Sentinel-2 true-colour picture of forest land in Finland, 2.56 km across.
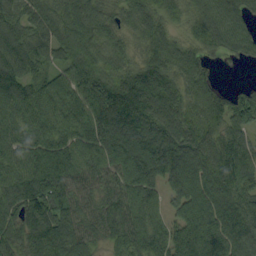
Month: September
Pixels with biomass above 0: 94%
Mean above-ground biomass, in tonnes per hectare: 98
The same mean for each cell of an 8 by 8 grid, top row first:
75 80 121 69 78 48 87 84
118 100 106 70 58 76 66 84
148 100 119 84 120 89 60 9
115 119 99 148 126 100 100 117
100 108 98 118 144 129 105 92
88 118 76 87 119 114 131 136
84 56 65 87 92 57 133 120
99 108 87 68 99 102 136 133
